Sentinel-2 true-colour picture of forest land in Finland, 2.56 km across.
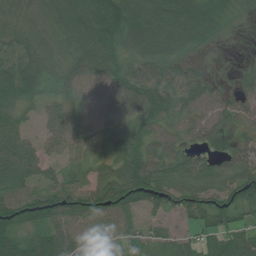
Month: July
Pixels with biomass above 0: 90%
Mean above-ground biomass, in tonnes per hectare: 61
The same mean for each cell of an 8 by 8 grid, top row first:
36 58 73 97 89 94 66 26
57 46 60 69 83 62 25 5
79 42 55 72 75 49 35 24
51 40 58 67 86 55 52 41
89 46 49 81 75 52 39 39
84 41 31 93 104 63 58 83
72 83 83 85 51 50 72 59
54 85 76 58 41 38 50 69
